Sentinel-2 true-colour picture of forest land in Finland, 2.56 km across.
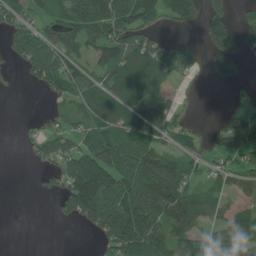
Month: June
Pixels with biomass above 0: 62%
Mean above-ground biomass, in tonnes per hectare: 69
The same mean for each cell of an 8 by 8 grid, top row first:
54 42 92 97 99 84 103 26
71 101 66 93 75 56 58 67
5 82 78 81 89 23 14 17
0 14 60 103 113 36 0 29
2 61 56 120 93 44 24 74
0 30 171 152 178 140 45 51
0 3 154 210 137 130 82 41
0 0 0 103 117 95 65 88
